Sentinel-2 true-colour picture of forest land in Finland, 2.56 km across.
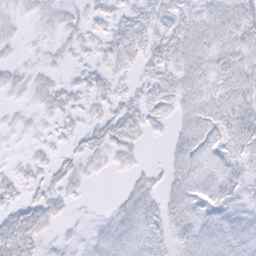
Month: February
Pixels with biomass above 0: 74%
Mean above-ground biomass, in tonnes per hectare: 9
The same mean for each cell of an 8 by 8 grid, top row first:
5 7 7 7 8 10 10 15
4 6 6 9 10 11 11 12
7 7 6 8 6 10 10 15
3 7 5 8 10 10 11 17
2 4 6 11 5 10 12 15
6 7 7 2 6 11 13 10
10 13 1 3 12 12 10 11
16 4 4 8 9 12 12 12
